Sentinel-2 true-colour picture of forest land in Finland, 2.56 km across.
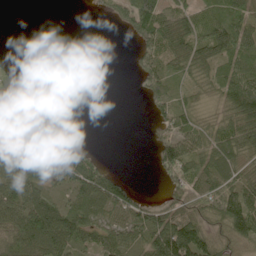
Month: June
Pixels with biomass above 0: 65%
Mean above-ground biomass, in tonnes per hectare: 63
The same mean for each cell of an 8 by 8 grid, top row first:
0 0 0 33 141 67 68 84
0 0 0 0 56 90 87 93
27 19 0 0 75 47 47 95
63 75 0 0 15 75 25 115
103 110 36 0 2 68 61 105
88 55 79 63 0 56 74 66
111 133 97 113 70 64 79 134
104 149 96 95 71 175 88 82
